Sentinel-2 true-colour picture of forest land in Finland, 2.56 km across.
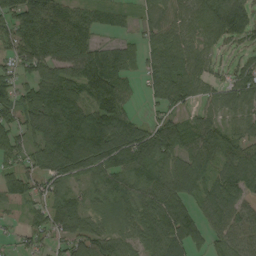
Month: August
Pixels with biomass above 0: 85%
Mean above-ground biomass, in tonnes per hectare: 70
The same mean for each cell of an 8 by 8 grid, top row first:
100 121 66 49 31 59 77 90
65 85 88 51 42 80 41 31
51 82 94 107 33 86 44 58
73 115 93 101 12 41 43 55
70 91 127 129 107 106 84 61
59 69 60 72 67 86 64 80
24 62 58 42 81 97 63 57
21 33 73 72 69 103 53 56
